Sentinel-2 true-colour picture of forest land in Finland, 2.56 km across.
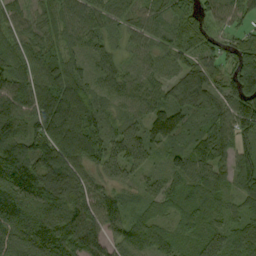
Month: September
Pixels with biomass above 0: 96%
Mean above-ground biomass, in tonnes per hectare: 80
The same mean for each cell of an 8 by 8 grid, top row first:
42 58 69 53 54 85 56 47
65 61 54 44 54 69 50 78
83 86 69 63 59 68 88 127
104 99 96 50 59 91 67 102
132 108 97 75 89 60 95 72
147 155 95 63 40 69 73 83
124 119 109 77 41 58 83 56
101 129 142 76 82 57 76 81
